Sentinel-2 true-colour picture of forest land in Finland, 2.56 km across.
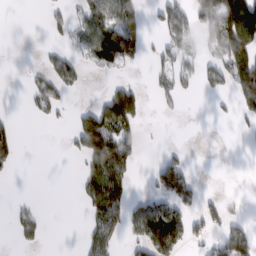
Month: February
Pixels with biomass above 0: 33%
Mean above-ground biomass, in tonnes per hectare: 47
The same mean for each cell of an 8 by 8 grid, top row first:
0 16 44 94 55 63 79 212
0 14 39 119 45 52 32 174
0 47 28 18 5 50 36 137
3 28 39 137 33 8 3 40
42 0 79 121 19 3 0 1
5 0 41 131 5 112 0 0
22 3 14 108 82 85 34 7
16 7 17 61 83 106 37 91
